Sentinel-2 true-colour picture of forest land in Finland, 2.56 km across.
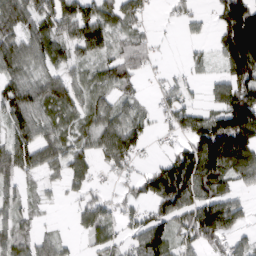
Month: March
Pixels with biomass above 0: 74%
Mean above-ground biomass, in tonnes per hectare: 78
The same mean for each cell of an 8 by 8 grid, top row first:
95 95 119 76 42 18 21 237
84 74 72 56 48 3 23 252
75 74 48 65 24 33 32 136
94 64 53 67 30 81 59 180
95 83 50 115 47 42 204 169
76 37 74 29 69 202 131 77
51 13 50 48 57 129 146 64
70 42 22 52 126 71 86 44
